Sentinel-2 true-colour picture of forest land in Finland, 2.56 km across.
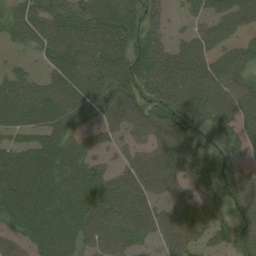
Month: August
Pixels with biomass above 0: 85%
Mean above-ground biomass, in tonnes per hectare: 71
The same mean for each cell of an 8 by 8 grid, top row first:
60 63 75 90 63 11 54 89
17 66 89 96 75 59 97 93
59 60 88 98 78 94 89 66
75 89 74 62 68 105 78 78
53 78 54 35 48 85 63 57
103 94 87 61 83 67 69 57
82 85 77 97 84 62 63 53
39 72 53 76 46 68 42 67
